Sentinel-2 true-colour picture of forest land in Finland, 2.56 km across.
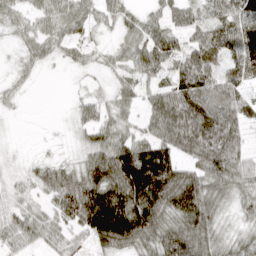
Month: April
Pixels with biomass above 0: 82%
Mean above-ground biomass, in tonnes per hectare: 59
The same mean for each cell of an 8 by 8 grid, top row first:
31 48 49 31 36 44 48 78
17 36 27 22 66 51 90 89
17 1 5 22 37 66 67 53
6 0 27 40 37 93 84 59
2 4 22 80 74 88 85 58
16 59 83 101 167 132 96 73
33 36 137 159 150 125 101 47
42 42 23 104 87 80 80 44
